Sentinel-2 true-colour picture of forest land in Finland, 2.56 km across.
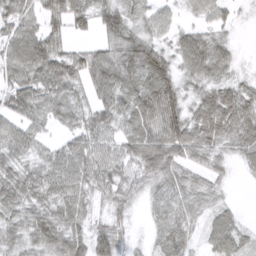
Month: March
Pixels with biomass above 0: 86%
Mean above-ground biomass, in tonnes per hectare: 58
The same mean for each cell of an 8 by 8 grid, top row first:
75 65 60 73 50 24 41 11
79 88 30 60 83 52 80 14
64 90 59 96 97 68 64 36
66 59 48 67 95 92 81 74
64 31 59 47 87 96 62 57
63 69 68 59 65 57 38 9
59 63 53 46 21 46 36 10
47 76 60 69 11 50 31 42
